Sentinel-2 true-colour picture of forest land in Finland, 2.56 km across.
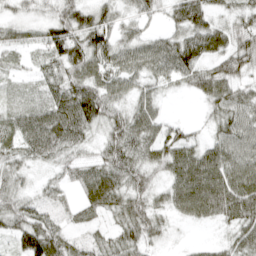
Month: April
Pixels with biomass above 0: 87%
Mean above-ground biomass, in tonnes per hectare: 56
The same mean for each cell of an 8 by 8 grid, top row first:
24 31 65 45 43 46 58 44
32 66 89 76 62 78 77 69
15 47 70 60 50 46 69 53
41 69 111 59 54 2 28 68
54 93 50 62 69 62 42 73
42 19 49 77 58 67 99 88
61 39 41 55 64 52 86 92
53 98 29 35 58 5 8 53
